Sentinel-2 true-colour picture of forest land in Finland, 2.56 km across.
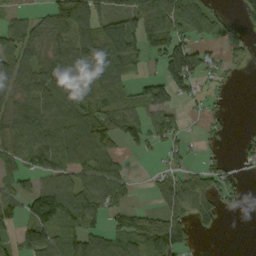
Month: September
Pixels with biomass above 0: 66%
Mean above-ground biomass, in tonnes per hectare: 65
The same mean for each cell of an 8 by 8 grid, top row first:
33 57 139 99 110 86 51 25
96 53 96 146 83 107 32 24
82 100 74 70 33 117 33 4
71 75 82 67 62 37 30 0
74 89 118 67 47 38 13 16
58 76 78 78 4 53 59 21
72 157 101 69 22 78 55 17
54 94 88 55 104 117 2 0
